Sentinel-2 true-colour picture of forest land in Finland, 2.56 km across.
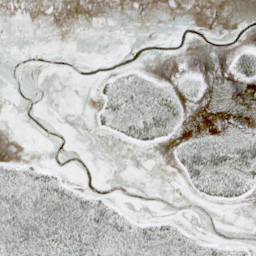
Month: May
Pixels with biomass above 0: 31%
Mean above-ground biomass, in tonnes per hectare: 11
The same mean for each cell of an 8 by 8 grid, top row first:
0 0 0 0 0 0 0 0
0 0 0 0 0 0 0 12
0 0 0 12 15 6 4 16
0 0 0 23 36 28 0 0
0 0 0 2 17 12 29 30
29 18 0 0 0 5 43 25
41 39 32 20 0 0 2 3
33 31 39 37 32 26 10 4
